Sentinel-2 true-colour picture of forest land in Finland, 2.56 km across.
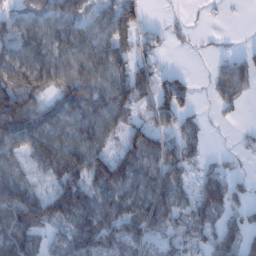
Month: January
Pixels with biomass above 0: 73%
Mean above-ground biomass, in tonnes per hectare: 68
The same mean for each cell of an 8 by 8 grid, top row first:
48 76 65 72 31 6 5 0
71 81 78 76 39 9 8 15
84 75 88 79 71 55 19 68
130 71 83 89 46 86 10 14
75 97 93 42 118 84 24 13
53 53 89 147 90 86 80 27
107 97 117 102 107 96 126 48
100 39 93 72 73 72 68 86
